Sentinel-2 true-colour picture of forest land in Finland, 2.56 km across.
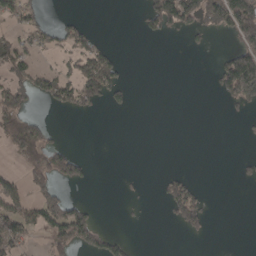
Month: April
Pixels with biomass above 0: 26%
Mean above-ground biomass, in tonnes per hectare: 42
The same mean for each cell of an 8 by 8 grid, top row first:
46 12 13 0 41 141 106 197
57 34 55 23 0 0 14 94
67 63 93 85 0 0 8 250
104 16 35 14 0 0 0 20
114 75 1 0 0 0 0 3
32 106 55 0 4 35 0 13
88 99 56 0 3 82 38 0
78 49 105 55 0 0 9 0
